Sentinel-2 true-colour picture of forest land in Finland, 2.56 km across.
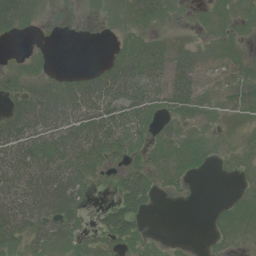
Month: July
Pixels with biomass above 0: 65%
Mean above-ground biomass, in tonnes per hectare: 26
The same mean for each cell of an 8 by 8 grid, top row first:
43 4 2 10 30 5 7 11
0 2 0 5 30 23 11 7
17 28 33 60 61 51 17 18
48 82 63 43 39 27 14 6
60 49 57 44 18 24 9 4
58 69 47 8 29 10 3 4
74 81 35 21 18 0 1 9
39 44 20 27 10 1 2 4
